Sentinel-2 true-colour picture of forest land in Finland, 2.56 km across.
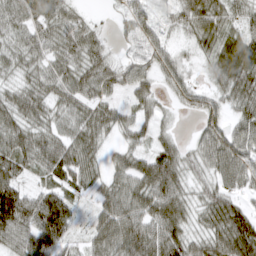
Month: March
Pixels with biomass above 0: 89%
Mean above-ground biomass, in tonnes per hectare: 58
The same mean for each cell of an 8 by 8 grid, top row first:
53 66 27 13 41 42 78 43
50 54 67 23 48 26 49 87
40 59 67 57 47 47 27 87
64 51 56 46 41 17 46 55
72 64 69 25 34 39 65 69
55 46 66 45 76 75 48 68
109 121 30 69 71 77 66 47
67 111 29 81 90 76 65 94
